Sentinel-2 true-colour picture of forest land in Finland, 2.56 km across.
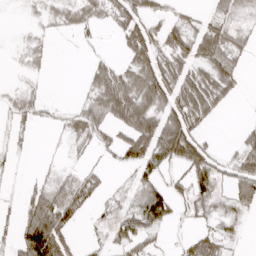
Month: March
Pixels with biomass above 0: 53%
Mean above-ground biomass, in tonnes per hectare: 36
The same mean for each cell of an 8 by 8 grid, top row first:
0 14 33 36 55 23 24 17
4 10 4 3 78 60 76 35
3 4 4 66 79 74 67 28
22 15 37 72 81 79 52 1
9 1 15 35 80 118 36 35
4 12 24 5 37 26 63 62
11 69 36 16 68 30 30 26
35 108 12 38 49 8 45 9
